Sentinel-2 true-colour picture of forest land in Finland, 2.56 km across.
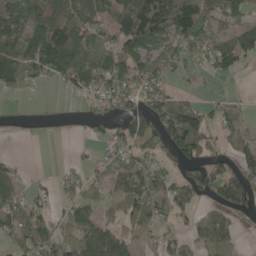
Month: May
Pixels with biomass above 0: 61%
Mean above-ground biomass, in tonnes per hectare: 70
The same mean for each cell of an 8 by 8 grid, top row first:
101 96 109 117 218 153 80 76
104 168 129 81 109 76 66 95
101 56 85 123 96 29 15 11
19 20 22 40 70 117 47 35
8 10 7 53 65 114 51 52
50 6 37 70 105 54 122 100
69 36 66 38 95 55 37 78
38 79 86 118 23 35 59 23
